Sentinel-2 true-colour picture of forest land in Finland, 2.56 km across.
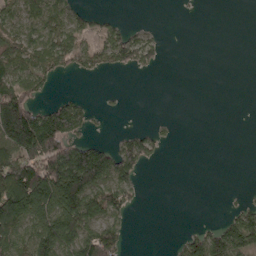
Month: April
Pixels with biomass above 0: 42%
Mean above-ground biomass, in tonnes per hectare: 52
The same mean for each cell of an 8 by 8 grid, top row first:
85 102 47 13 0 1 0 0
92 101 72 100 77 0 0 0
100 49 8 0 1 0 0 0
123 60 49 5 0 0 0 0
117 106 57 36 85 6 0 0
124 131 147 141 23 0 0 0
149 127 159 91 8 0 0 35
93 153 135 87 0 13 110 128
